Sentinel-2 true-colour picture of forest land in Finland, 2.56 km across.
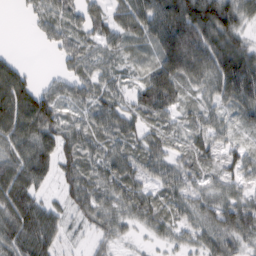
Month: February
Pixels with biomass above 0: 89%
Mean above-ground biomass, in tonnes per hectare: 60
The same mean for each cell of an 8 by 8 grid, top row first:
3 45 55 50 83 127 130 75
4 20 57 37 25 140 119 100
92 21 58 35 43 95 71 131
118 95 28 63 64 44 41 51
84 79 70 43 49 34 56 30
105 50 60 56 44 54 35 52
108 56 50 50 54 37 52 77
89 81 11 29 11 29 53 51
